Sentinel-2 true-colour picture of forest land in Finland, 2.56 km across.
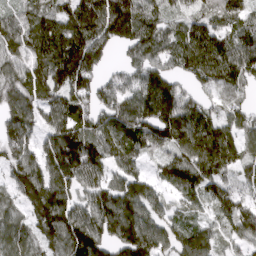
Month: March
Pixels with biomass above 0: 90%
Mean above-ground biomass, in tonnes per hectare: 115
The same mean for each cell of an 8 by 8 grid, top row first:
72 99 166 217 125 65 90 89
106 145 175 89 138 105 143 116
101 122 157 73 137 97 91 105
104 98 126 128 177 184 95 83
118 95 153 115 128 141 167 92
91 124 121 81 75 104 126 55
62 165 109 147 111 55 67 103
93 90 167 121 152 104 112 77
